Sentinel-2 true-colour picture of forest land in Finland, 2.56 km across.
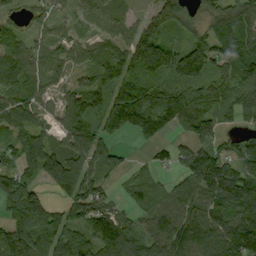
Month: September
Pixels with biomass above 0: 86%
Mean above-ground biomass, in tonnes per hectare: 96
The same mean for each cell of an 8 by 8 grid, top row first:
47 49 53 66 51 98 64 97
85 60 63 85 143 84 114 111
107 62 55 100 103 102 97 125
99 50 117 145 164 147 101 98
88 103 130 65 37 47 96 62
96 112 162 50 42 53 135 124
139 99 99 56 65 106 112 136
115 96 103 138 88 131 124 164
